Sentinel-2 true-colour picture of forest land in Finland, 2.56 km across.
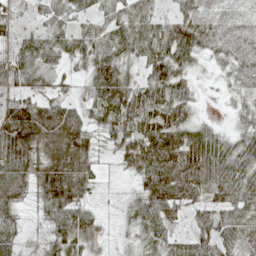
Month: May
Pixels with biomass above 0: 90%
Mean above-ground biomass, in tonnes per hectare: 62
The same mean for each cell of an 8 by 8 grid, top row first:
32 39 39 49 66 45 35 31
51 58 58 60 70 98 63 72
56 42 29 100 58 81 9 47
92 84 51 83 103 80 7 29
134 104 91 42 107 117 80 47
89 101 77 7 69 124 83 61
52 65 61 5 61 60 50 55
46 46 69 11 39 43 64 70
